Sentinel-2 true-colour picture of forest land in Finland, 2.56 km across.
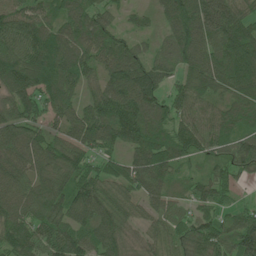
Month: June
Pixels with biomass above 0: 96%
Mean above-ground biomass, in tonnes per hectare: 91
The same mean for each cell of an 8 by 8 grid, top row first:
86 77 82 43 34 111 171 103
91 132 104 91 39 88 117 131
99 101 77 92 112 48 112 135
94 68 67 108 112 65 64 92
117 104 99 72 113 93 72 82
108 116 96 69 125 63 55 49
102 129 109 108 59 52 65 45
116 90 104 101 56 66 122 117
